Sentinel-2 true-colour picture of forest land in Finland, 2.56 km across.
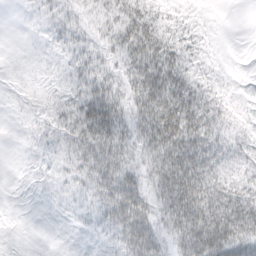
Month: March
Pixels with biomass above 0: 76%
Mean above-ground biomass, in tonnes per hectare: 29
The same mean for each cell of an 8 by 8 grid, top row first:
1 18 19 27 41 17 3 0
0 9 24 25 48 34 9 0
6 9 38 25 47 49 23 4
5 20 48 46 43 62 43 17
1 11 43 44 33 59 44 27
0 6 22 48 33 69 53 35
1 4 11 50 46 61 68 57
6 3 5 28 67 32 63 51
